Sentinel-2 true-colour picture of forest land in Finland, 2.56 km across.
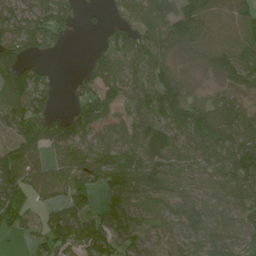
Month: June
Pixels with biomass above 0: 83%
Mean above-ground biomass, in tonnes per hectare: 86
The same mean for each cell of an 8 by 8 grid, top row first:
53 105 34 25 97 118 106 98
93 57 0 60 85 73 98 101
128 49 49 87 61 63 18 76
86 84 83 67 74 134 111 84
85 77 87 78 90 89 131 111
124 93 93 138 133 78 74 123
147 48 88 102 83 90 77 95
20 87 127 115 65 67 102 97
